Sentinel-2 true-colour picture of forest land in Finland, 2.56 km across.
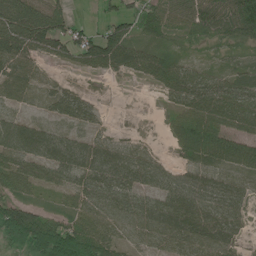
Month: June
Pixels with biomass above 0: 80%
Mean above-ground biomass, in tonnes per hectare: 55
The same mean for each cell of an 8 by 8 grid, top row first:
119 106 9 38 50 50 77 107
84 53 68 103 49 27 18 35
66 13 6 11 26 66 50 50
22 18 49 3 1 42 92 78
87 69 46 35 16 45 113 72
75 46 52 71 58 44 51 53
77 23 60 72 64 83 68 42
50 109 101 59 44 65 83 30
